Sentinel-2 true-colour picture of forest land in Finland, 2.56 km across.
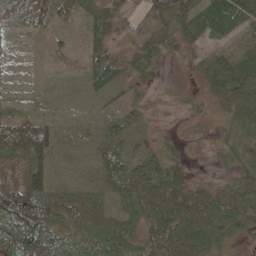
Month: June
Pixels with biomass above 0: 82%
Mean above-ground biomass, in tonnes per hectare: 32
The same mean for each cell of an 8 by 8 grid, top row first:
43 42 23 30 24 74 73 69
4 14 11 32 40 32 27 23
3 8 13 45 23 5 41 71
7 8 5 18 13 6 10 46
45 65 10 28 14 9 5 42
17 54 14 41 74 36 9 41
68 44 28 16 42 61 62 58
53 48 19 24 33 63 45 14
